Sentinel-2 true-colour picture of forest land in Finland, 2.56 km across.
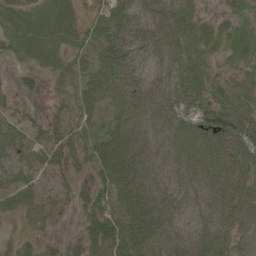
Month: May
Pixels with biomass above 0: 86%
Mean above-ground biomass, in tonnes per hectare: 44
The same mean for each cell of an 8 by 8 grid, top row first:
42 41 28 56 47 65 16 33
49 44 42 72 50 51 34 41
17 20 38 74 40 37 35 29
26 18 37 54 52 42 59 48
57 42 31 78 52 38 53 62
47 27 22 62 57 36 55 54
43 38 30 34 66 41 44 56
14 18 33 73 73 48 58 44
